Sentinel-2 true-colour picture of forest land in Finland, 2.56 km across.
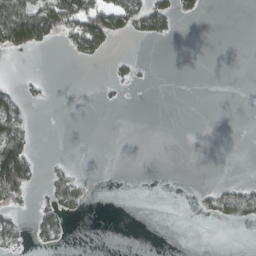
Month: March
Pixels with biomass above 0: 18%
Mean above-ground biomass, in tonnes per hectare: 20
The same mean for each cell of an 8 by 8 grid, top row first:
103 108 98 78 68 32 2 0
50 12 51 13 0 0 0 0
7 5 0 16 3 0 0 0
49 0 0 0 0 0 0 0
128 0 0 0 0 0 0 0
186 17 16 0 0 0 0 0
29 40 16 0 0 0 23 77
26 23 0 0 0 0 0 0
